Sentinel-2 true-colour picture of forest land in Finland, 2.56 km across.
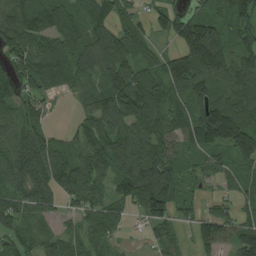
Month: August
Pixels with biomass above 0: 86%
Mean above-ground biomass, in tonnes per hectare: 97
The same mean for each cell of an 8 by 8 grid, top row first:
130 162 79 91 50 98 96 112
105 127 85 141 92 69 208 113
105 135 83 111 98 107 109 140
79 34 41 121 123 88 160 184
65 84 79 125 109 79 115 155
90 132 113 84 148 91 51 71
100 75 76 80 104 89 35 56
69 56 75 43 21 53 106 119
